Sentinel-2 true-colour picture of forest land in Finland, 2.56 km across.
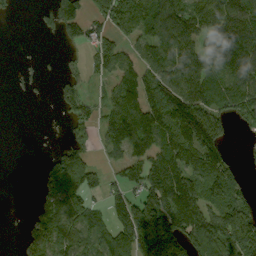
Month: September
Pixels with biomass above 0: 64%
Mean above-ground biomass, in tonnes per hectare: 95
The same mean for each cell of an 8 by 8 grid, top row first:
9 50 107 139 116 133 112 119
1 0 39 99 77 153 102 149
7 8 60 65 108 143 127 152
0 3 95 120 162 166 172 110
0 7 84 106 116 154 165 7
0 79 151 40 141 141 134 46
0 82 101 93 163 182 112 121
11 123 96 114 140 146 178 171
